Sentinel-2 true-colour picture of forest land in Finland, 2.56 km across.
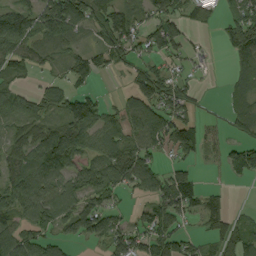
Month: September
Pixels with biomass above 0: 70%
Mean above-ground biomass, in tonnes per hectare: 62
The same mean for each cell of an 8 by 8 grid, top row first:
92 106 105 99 56 63 45 68
87 51 39 83 48 55 9 111
45 20 46 8 76 46 2 50
50 43 105 40 105 74 7 53
58 102 88 80 77 92 41 55
61 90 79 83 74 77 5 45
87 92 93 45 36 89 64 7
90 53 25 81 67 52 35 87
